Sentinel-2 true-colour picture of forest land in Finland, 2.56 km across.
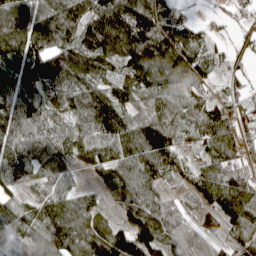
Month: April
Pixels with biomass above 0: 90%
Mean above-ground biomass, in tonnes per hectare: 91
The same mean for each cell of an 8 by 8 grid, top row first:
142 118 120 147 133 80 12 26
121 132 105 118 153 136 57 32
125 154 121 92 117 107 62 39
107 81 103 143 80 93 95 67
95 90 98 111 138 76 76 62
85 74 30 81 102 50 72 60
59 96 95 43 120 44 45 120
38 91 106 134 131 73 42 69
